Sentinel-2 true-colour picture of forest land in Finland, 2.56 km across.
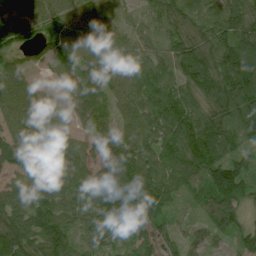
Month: July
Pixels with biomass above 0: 93%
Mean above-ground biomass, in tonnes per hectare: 69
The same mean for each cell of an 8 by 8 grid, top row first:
69 81 77 53 37 71 69 86
60 71 71 73 50 78 103 122
69 11 55 58 73 81 96 94
71 72 44 53 79 95 68 72
68 73 40 54 75 85 100 44
51 66 65 76 99 85 72 71
84 87 67 96 88 23 51 53
105 96 44 43 53 35 38 41
